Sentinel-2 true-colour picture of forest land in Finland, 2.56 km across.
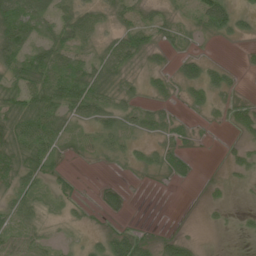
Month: June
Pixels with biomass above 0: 61%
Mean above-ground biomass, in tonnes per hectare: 25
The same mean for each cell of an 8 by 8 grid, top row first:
79 39 42 21 23 15 48 25
68 52 40 32 40 17 3 4
39 68 67 34 14 23 37 5
47 58 40 40 23 10 11 22
51 46 14 23 12 20 2 9
44 27 3 2 4 20 2 8
34 14 8 31 0 0 6 3
31 19 8 41 22 31 0 2
